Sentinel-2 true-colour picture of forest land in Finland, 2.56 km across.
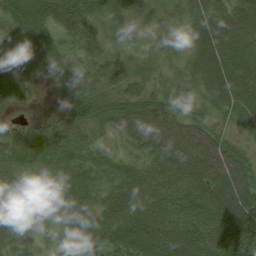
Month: August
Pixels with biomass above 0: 89%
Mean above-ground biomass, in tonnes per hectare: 65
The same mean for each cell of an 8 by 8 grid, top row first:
78 87 95 69 17 21 105 87
20 71 53 34 22 11 88 78
59 32 66 53 41 27 78 87
7 11 69 76 82 56 36 68
70 85 66 14 65 99 88 37
76 56 80 72 80 94 100 96
72 22 71 83 87 71 86 116
38 19 114 81 97 78 84 95
